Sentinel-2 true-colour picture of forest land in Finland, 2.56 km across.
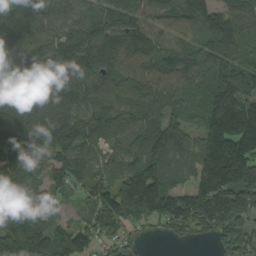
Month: September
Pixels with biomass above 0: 92%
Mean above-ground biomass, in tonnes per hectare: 130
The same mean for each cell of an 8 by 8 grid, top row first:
120 122 107 135 96 120 125 121
138 162 189 136 138 120 123 107
134 134 146 110 103 109 107 146
133 156 130 113 98 72 134 228
142 139 121 53 109 127 147 240
115 88 96 77 196 69 160 210
143 75 43 179 225 131 203 209
180 155 140 104 30 50 56 178
